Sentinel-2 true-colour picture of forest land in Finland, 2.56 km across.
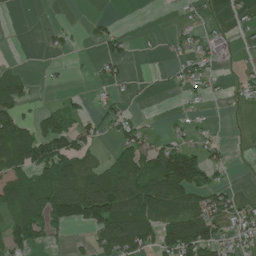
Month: July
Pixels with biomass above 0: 45%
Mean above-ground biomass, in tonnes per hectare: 46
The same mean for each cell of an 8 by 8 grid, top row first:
0 2 1 9 0 7 6 8
0 13 4 39 4 23 50 20
51 5 3 28 3 20 33 18
58 34 23 39 7 6 8 6
106 107 63 22 54 52 40 2
55 67 95 88 100 164 57 1
86 107 136 135 120 77 82 50
65 26 7 90 86 148 102 45
